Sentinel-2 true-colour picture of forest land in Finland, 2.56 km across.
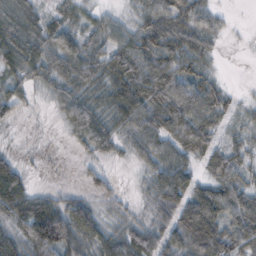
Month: November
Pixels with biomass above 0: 88%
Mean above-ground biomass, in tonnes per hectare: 47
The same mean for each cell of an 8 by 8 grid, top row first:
58 31 33 23 40 58 37 1
62 53 63 51 63 59 27 3
34 37 58 57 83 71 34 8
23 6 68 51 75 80 60 22
4 3 29 36 56 60 59 28
54 4 9 18 22 86 43 51
55 62 60 23 16 78 116 74
40 112 58 55 62 55 105 71
